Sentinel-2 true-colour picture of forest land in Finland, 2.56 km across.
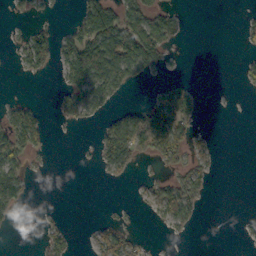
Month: October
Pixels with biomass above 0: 32%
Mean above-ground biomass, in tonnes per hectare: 29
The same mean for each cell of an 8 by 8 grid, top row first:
8 7 42 74 79 26 0 4
19 50 95 113 111 13 0 5
1 4 80 95 17 14 0 9
53 10 56 22 57 83 2 0
80 21 1 69 72 65 12 0
85 3 0 20 7 34 20 0
44 1 0 3 7 80 3 0
0 25 3 54 10 5 0 5
